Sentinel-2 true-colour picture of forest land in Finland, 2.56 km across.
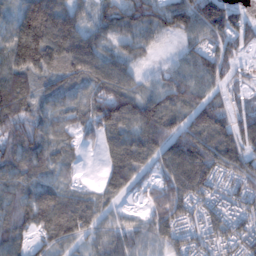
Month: February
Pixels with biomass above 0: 90%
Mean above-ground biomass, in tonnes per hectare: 95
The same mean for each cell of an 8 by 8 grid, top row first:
81 185 76 103 137 136 180 71
123 169 148 63 60 21 80 83
100 81 101 138 39 97 86 42
121 72 76 156 140 93 118 69
104 89 45 70 117 133 130 103
84 65 16 105 64 139 143 108
104 124 94 53 42 121 96 86
76 66 64 70 64 71 69 102
